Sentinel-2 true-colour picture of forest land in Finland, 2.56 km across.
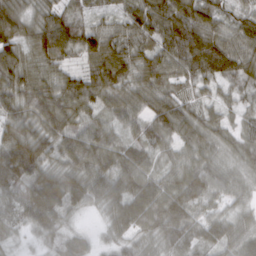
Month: March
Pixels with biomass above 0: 97%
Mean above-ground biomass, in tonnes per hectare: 74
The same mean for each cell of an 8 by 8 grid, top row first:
82 68 40 32 93 104 76 54
79 119 85 90 74 98 123 77
85 66 80 123 77 59 64 55
75 113 81 58 69 95 44 34
115 90 94 72 74 55 60 56
112 89 91 94 75 58 80 39
58 121 46 64 112 97 48 32
21 30 45 31 49 80 66 76
